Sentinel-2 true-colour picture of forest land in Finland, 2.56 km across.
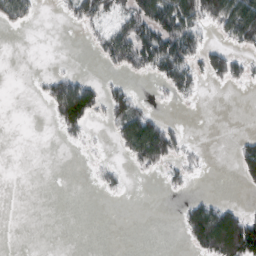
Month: March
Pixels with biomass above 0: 31%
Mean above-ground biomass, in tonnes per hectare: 34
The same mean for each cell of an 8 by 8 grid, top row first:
54 0 43 33 92 119 76 153
0 0 0 73 117 132 48 38
0 26 43 15 8 80 29 30
0 18 138 46 52 2 0 0
0 0 10 13 171 50 2 20
0 0 0 22 6 25 2 23
0 0 0 0 0 6 71 28
0 0 0 0 0 1 117 172
